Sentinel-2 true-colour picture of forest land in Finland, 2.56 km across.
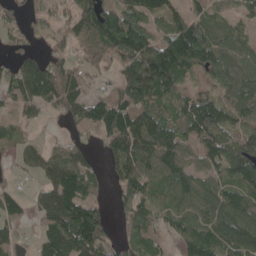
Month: May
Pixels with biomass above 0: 80%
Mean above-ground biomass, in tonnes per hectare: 76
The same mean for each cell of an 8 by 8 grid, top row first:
33 24 94 96 86 63 71 49
34 29 59 85 107 145 110 77
79 121 54 24 146 99 36 97
43 27 69 110 93 70 111 90
38 25 38 81 114 97 92 87
18 63 116 41 85 101 64 110
56 85 131 31 62 71 94 119
42 85 136 38 75 43 95 132
